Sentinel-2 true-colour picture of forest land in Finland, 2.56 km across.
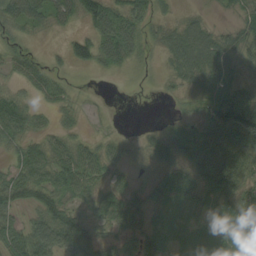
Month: August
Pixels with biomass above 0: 79%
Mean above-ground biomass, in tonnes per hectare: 45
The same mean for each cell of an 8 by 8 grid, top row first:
52 46 44 75 46 17 12 27
27 7 38 73 28 48 61 53
22 31 4 3 5 24 53 49
54 19 21 3 0 6 55 108
41 43 33 28 20 60 113 98
49 58 64 33 22 66 117 85
50 75 41 67 43 25 44 67
59 68 76 36 56 20 23 70
